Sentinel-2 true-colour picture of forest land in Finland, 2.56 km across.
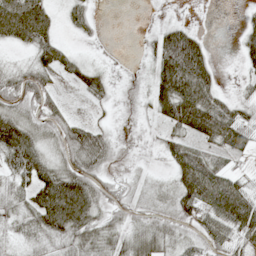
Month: May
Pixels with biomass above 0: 69%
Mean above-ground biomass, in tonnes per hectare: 44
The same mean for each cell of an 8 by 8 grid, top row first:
114 53 34 0 1 8 1 8
21 55 8 1 11 102 24 25
55 37 34 19 8 113 57 12
63 49 6 9 11 90 96 38
111 41 88 33 2 47 44 49
52 71 81 22 10 47 93 28
34 102 93 36 20 41 70 90
27 49 60 39 56 34 43 46
